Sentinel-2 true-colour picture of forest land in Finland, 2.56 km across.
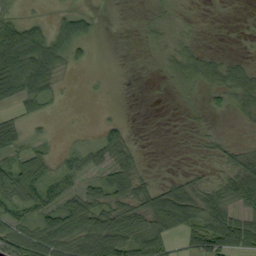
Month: September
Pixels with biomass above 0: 60%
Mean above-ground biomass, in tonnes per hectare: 38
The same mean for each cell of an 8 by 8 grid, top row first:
26 12 42 0 7 11 0 1
130 85 34 0 8 24 9 1
95 62 2 1 0 29 37 45
22 12 1 2 0 1 11 18
47 17 12 60 6 1 11 13
71 44 40 67 31 12 13 76
46 53 82 59 57 109 71 50
77 88 80 95 81 34 96 94
